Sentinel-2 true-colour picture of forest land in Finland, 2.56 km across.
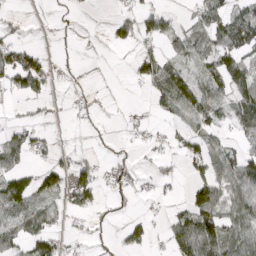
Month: April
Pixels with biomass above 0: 46%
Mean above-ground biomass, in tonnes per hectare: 41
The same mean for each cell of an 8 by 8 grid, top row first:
13 1 3 21 52 18 70 61
66 9 5 13 33 34 51 87
76 53 4 0 47 90 61 94
10 12 11 0 10 45 65 76
55 21 2 9 17 22 49 34
63 53 68 40 16 21 61 102
84 31 48 17 6 17 117 76
42 61 15 10 43 68 97 77
